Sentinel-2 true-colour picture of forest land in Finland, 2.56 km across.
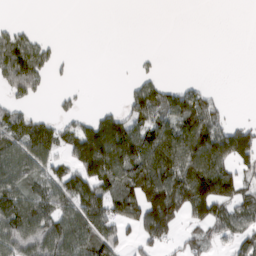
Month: March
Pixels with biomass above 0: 53%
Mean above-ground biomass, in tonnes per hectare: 75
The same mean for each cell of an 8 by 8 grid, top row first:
0 0 0 0 0 0 0 0
106 33 0 0 2 0 0 0
127 36 1 1 42 11 6 0
57 11 22 47 113 126 96 1
110 100 144 236 179 178 179 141
110 81 102 135 183 164 199 70
134 107 127 99 158 145 159 93
104 106 121 96 64 37 43 64
